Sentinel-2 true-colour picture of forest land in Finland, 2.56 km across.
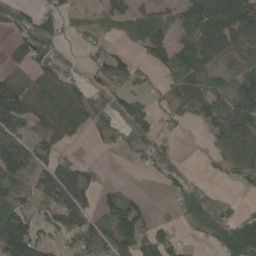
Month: May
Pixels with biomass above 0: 69%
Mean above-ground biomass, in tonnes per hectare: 75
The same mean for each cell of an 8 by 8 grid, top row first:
56 57 14 54 52 67 152 204
57 62 27 28 55 79 70 78
104 96 46 102 34 69 67 79
147 118 102 44 50 49 64 97
93 80 17 34 42 21 40 119
115 134 135 1 7 35 17 51
119 90 141 110 48 45 78 15
197 56 91 113 83 38 47 202
